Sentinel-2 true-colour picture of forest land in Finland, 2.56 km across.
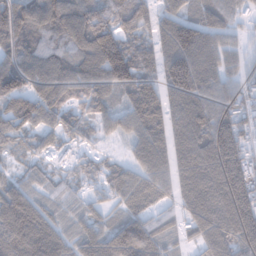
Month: January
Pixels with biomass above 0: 90%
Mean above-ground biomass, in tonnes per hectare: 97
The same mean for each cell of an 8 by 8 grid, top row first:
132 140 135 112 76 84 74 53
111 104 108 178 79 143 105 49
128 136 115 126 94 143 104 70
132 103 68 72 116 102 120 94
49 52 52 22 108 92 148 121
41 33 65 66 89 88 119 159
160 67 46 52 58 52 128 165
138 124 76 80 83 47 93 141
